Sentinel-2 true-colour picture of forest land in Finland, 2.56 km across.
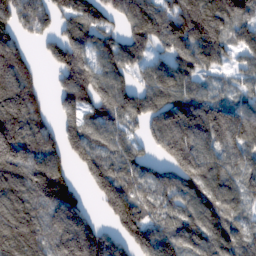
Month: February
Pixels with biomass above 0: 84%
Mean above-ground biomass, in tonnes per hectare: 128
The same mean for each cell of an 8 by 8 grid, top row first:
144 116 121 77 134 146 167 107
132 75 139 107 107 114 151 92
212 18 182 127 80 129 52 54
207 68 118 124 134 163 148 118
206 120 133 103 60 161 142 140
153 235 54 166 102 122 158 104
163 135 97 170 128 113 118 90
190 133 213 102 151 147 139 98
